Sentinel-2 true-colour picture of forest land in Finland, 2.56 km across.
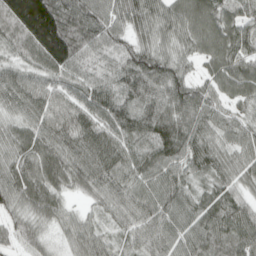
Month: April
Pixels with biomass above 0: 98%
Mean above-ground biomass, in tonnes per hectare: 77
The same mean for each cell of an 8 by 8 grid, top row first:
159 184 101 77 87 76 73 74
67 159 105 64 73 57 60 78
71 69 73 72 100 87 51 84
58 84 86 90 94 97 76 38
62 73 101 92 79 102 71 61
70 63 77 87 75 69 64 57
57 65 23 59 76 72 74 74
41 35 65 38 67 62 83 95
